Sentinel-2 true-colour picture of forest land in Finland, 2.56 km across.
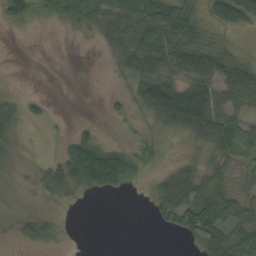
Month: August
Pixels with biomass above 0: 57%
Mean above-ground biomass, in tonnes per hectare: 29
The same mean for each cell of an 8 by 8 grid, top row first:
36 16 32 50 73 64 34 63
0 0 0 21 61 62 35 9
0 0 1 2 48 46 54 59
16 8 0 9 19 85 85 35
9 1 52 16 23 3 35 39
4 36 63 84 12 63 36 12
3 5 3 0 2 91 73 39
8 18 0 0 0 4 56 48
